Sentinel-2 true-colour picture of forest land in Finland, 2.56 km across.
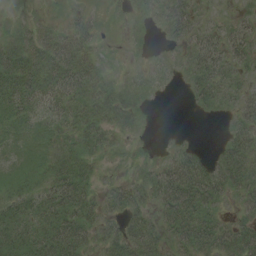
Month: August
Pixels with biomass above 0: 74%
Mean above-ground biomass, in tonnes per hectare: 22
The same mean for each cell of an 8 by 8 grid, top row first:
2 3 15 3 17 27 7 8
30 41 42 4 7 7 27 21
39 35 44 18 13 4 31 13
22 19 25 34 13 0 8 21
9 11 21 13 4 7 2 34
14 19 28 5 19 44 47 44
18 25 34 21 22 53 31 22
24 34 34 28 45 29 43 50
